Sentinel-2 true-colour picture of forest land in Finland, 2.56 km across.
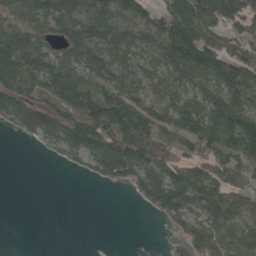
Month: May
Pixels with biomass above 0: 71%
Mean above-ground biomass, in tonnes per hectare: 77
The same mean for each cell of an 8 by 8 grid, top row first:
53 77 83 95 73 127 100 101
116 53 108 101 73 146 149 85
114 104 88 86 73 73 93 123
92 120 124 162 97 91 115 123
3 29 108 156 173 87 79 134
0 0 10 67 94 81 89 76
0 0 0 0 28 108 89 81
0 0 0 0 0 32 94 95
